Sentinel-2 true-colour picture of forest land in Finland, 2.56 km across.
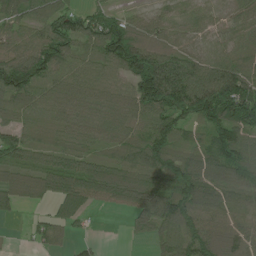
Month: July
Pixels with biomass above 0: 86%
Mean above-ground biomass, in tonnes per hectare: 90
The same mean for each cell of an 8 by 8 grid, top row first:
78 97 80 70 49 37 64 69
85 137 70 156 143 87 89 65
162 96 89 72 178 144 126 127
68 52 70 73 113 143 152 138
89 55 66 52 102 81 77 89
68 96 112 103 123 144 106 100
48 34 84 44 145 140 100 64
3 66 23 0 23 119 118 95
